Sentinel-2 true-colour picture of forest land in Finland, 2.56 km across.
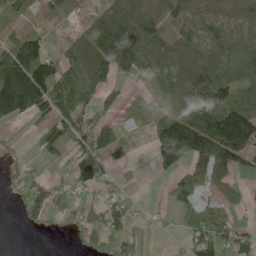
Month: June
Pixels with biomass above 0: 65%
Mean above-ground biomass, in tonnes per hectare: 73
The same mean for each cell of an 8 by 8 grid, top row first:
34 23 10 92 103 67 51 50
129 61 62 179 139 86 84 72
238 162 91 68 27 73 124 80
136 88 79 35 32 52 177 170
7 55 53 96 8 216 202 204
17 17 65 15 1 53 135 44
12 70 50 52 4 39 72 43
0 2 37 54 22 6 77 67
